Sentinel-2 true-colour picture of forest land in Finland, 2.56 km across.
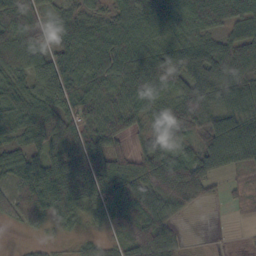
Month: October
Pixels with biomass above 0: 86%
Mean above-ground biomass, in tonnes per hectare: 59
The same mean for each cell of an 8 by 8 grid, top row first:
48 33 64 58 70 75 78 71
69 51 67 77 61 64 61 53
58 84 73 58 60 51 101 49
62 70 66 54 48 73 55 61
37 62 79 56 55 78 104 123
47 80 85 87 90 81 80 19
50 60 50 65 102 60 8 12
2 11 23 35 72 37 5 3
